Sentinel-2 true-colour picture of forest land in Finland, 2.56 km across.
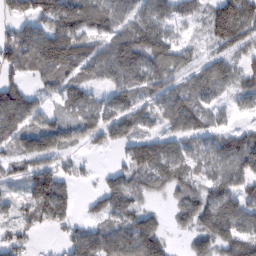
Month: February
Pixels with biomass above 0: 77%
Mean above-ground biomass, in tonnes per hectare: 80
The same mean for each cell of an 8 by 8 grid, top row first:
53 100 123 91 81 60 74 132
97 137 98 92 137 79 31 75
58 61 72 78 101 71 99 61
138 39 69 83 58 98 71 31
62 93 47 65 93 66 63 132
54 146 27 42 74 86 67 105
41 136 22 87 49 53 117 97
47 4 75 107 150 12 123 116
